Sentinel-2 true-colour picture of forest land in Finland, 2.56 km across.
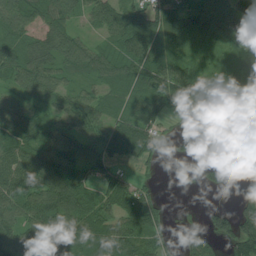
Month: July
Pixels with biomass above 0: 79%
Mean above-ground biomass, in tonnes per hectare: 73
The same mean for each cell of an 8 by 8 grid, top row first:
87 73 50 90 85 94 101 143
59 77 77 63 103 47 46 80
72 93 46 67 92 118 59 67
56 51 98 55 87 41 52 53
88 102 96 121 112 18 0 14
94 131 82 74 16 22 42 1
83 107 105 72 79 7 32 82
101 96 88 114 78 23 67 139
